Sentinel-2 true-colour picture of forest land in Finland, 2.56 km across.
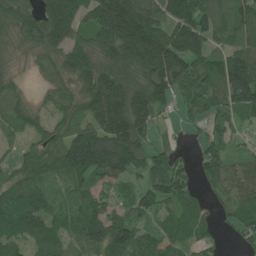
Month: June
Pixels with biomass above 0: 87%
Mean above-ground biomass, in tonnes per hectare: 119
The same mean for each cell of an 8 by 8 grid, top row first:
133 195 157 259 182 181 133 120
67 129 122 176 236 180 119 101
51 53 135 186 170 161 114 203
91 61 109 264 182 46 87 107
32 90 199 200 91 34 82 36
82 99 137 134 92 139 86 89
154 101 113 79 100 89 40 94
89 93 100 161 86 83 49 38
